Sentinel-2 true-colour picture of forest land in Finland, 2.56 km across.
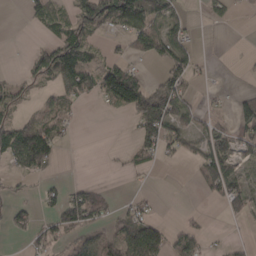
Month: March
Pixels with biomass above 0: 47%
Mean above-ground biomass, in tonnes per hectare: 44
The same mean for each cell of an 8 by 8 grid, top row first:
0 42 66 123 120 47 21 6
0 70 91 11 79 79 4 2
26 50 111 127 55 76 9 5
28 34 6 18 117 72 18 67
96 100 1 0 52 45 70 66
26 22 0 2 7 0 72 54
30 26 124 28 22 2 4 51
9 49 37 58 119 41 16 8
